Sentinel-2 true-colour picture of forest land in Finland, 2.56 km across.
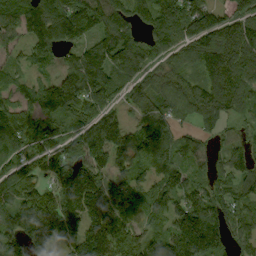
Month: September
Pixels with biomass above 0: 87%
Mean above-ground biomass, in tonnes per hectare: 119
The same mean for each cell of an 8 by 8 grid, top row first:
135 182 164 120 52 183 119 92
74 120 69 117 105 96 171 162
45 68 177 91 96 98 135 132
112 125 127 96 82 106 141 86
121 83 105 178 119 83 54 69
116 97 212 92 65 61 84 113
152 199 234 111 79 108 147 95
134 159 162 182 99 163 180 87
